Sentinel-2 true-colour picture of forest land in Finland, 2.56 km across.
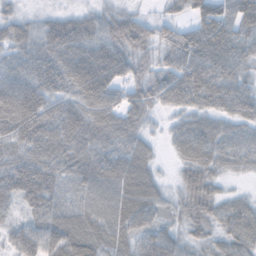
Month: October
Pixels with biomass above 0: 93%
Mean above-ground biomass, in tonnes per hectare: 59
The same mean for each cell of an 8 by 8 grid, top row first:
35 17 26 47 25 31 73 72
54 65 71 72 52 84 100 70
66 67 91 73 56 82 98 56
100 70 80 82 53 43 62 59
51 81 73 59 31 46 81 52
55 59 62 82 63 26 64 15
25 50 50 65 76 32 52 42
47 75 73 64 63 51 30 52
